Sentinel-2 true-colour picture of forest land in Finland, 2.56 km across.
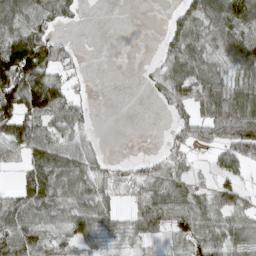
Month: March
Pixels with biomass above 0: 68%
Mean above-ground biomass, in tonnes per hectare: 57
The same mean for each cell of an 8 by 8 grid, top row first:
68 60 20 0 0 35 91 110
152 108 12 0 0 68 55 96
161 99 19 0 15 91 93 63
111 93 44 0 0 40 84 99
88 86 49 0 0 41 45 94
21 101 76 42 45 67 14 28
73 71 70 44 76 79 61 64
92 41 46 34 48 29 73 72
